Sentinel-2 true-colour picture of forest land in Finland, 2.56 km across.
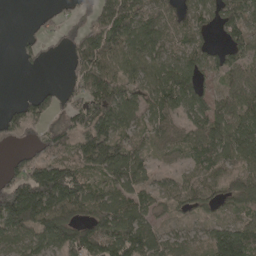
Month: April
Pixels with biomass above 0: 76%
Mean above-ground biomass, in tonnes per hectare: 81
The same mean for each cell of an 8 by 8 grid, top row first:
0 27 44 146 91 64 60 93
10 23 118 130 105 69 57 78
0 2 78 113 84 129 45 68
39 48 95 131 69 77 101 90
35 65 78 98 42 44 107 120
71 184 101 94 76 34 61 60
226 171 91 107 68 40 40 45
79 97 133 134 103 54 72 142
